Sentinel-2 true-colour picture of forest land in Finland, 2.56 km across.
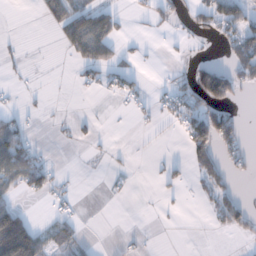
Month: December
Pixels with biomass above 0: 28%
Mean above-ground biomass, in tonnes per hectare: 27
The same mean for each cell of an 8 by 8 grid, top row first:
0 19 55 40 15 24 59 66
3 0 53 39 4 4 2 57
6 1 10 29 7 20 124 57
15 3 1 1 8 45 87 13
78 3 6 2 2 3 80 47
77 41 1 8 0 17 57 11
52 8 7 0 0 3 16 48
192 37 25 1 4 0 0 9
